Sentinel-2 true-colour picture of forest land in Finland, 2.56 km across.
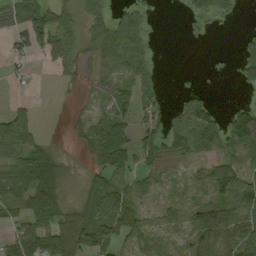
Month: September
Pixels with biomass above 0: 64%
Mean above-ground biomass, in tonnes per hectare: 47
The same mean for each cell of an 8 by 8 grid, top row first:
42 75 40 64 46 3 62 15
36 47 54 92 69 0 5 29
11 3 19 42 49 3 7 32
36 0 7 55 46 33 63 68
70 16 15 113 48 38 46 80
69 95 7 36 30 24 64 57
30 86 41 85 34 46 94 72
65 88 85 77 53 26 76 75
